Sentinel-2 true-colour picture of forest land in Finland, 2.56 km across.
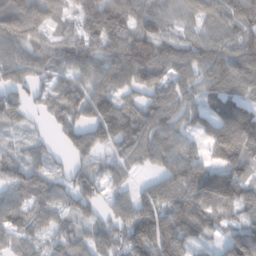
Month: February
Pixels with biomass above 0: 88%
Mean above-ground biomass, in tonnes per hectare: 81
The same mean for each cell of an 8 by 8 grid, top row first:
111 85 96 133 92 59 80 88
93 73 98 94 113 70 86 95
79 52 67 98 85 66 80 104
65 46 75 114 72 73 66 125
23 28 74 80 86 67 89 165
73 53 63 47 24 84 115 110
87 71 59 57 95 86 105 88
60 55 66 82 128 94 31 109
